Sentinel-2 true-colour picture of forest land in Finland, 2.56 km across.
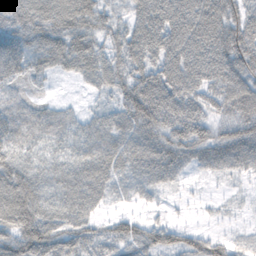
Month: November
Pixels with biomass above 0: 85%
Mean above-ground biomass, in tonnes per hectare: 62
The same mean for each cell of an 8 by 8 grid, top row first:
93 91 89 39 80 102 112 69
91 76 72 49 89 90 108 104
48 19 28 60 83 92 84 90
48 32 18 41 98 83 51 61
66 38 43 56 66 74 63 78
91 51 69 53 59 35 19 26
115 66 70 16 17 6 7 6
76 90 62 54 65 58 59 13
